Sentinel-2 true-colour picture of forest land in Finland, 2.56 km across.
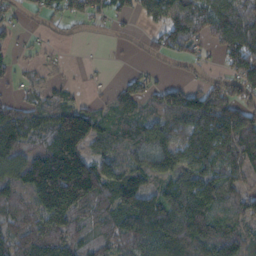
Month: November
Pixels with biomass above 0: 77%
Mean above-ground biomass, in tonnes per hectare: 83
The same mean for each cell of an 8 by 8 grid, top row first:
31 41 55 43 57 131 114 98
24 19 5 7 24 64 37 155
21 19 5 11 43 26 41 93
73 64 98 44 52 108 125 93
101 106 157 63 109 94 139 138
111 237 257 108 101 116 113 62
73 143 100 92 112 128 131 70
70 98 54 41 102 110 106 79
